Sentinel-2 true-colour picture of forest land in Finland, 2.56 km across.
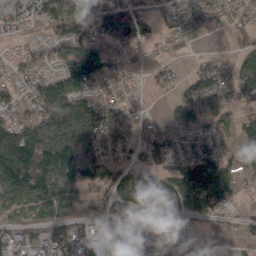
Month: March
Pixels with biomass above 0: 79%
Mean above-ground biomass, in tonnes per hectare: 85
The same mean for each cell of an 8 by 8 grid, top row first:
108 106 104 101 63 44 131 45
45 62 127 64 41 24 21 42
60 92 155 70 21 45 132 80
83 127 156 84 19 67 97 42
228 172 188 96 71 95 112 63
144 135 100 79 81 146 214 88
78 85 57 31 71 56 108 22
69 64 79 46 69 45 32 31
